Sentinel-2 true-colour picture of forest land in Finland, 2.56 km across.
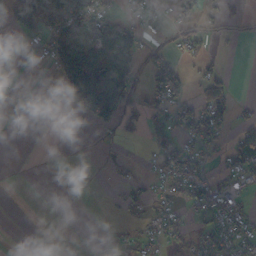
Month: October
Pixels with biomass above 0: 38%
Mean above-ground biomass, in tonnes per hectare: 35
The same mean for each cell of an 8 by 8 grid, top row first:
63 85 86 28 24 20 27 11
3 61 114 89 36 26 17 3
4 5 142 145 30 60 49 0
0 0 35 97 55 58 85 15
0 1 0 13 23 71 41 78
0 0 0 16 21 67 39 44
0 0 0 7 28 30 68 39
0 0 0 7 31 32 50 45
